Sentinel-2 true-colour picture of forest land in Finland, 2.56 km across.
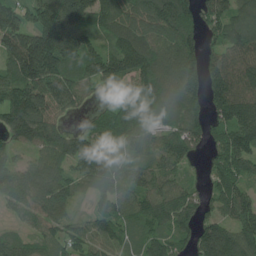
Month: July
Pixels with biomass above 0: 88%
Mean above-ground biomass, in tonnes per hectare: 129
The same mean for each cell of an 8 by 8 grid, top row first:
105 180 194 148 137 216 96 119
196 270 201 129 183 152 90 142
164 184 135 152 166 154 150 152
161 140 35 92 172 137 99 160
82 121 148 102 93 130 77 159
111 120 122 129 92 83 56 126
71 126 32 105 118 168 81 143
81 90 99 98 93 104 167 143
